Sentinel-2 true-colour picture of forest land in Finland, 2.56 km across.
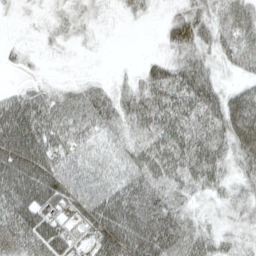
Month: April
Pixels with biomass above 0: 83%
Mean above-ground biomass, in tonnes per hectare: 49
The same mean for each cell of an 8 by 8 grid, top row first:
4 12 18 4 14 29 39 46
11 7 5 1 0 40 34 52
4 6 12 15 39 73 52 20
94 61 54 56 67 74 71 71
132 75 56 41 57 79 77 62
123 99 57 55 66 59 61 30
86 62 58 90 76 48 10 20
64 73 25 93 90 80 45 21
